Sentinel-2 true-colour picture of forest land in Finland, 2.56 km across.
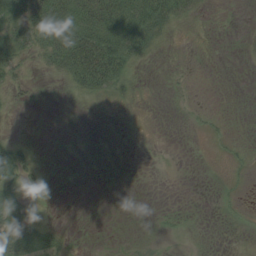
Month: August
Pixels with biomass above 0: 28%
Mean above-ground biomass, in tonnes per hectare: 11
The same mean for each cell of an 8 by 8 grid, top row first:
31 47 45 57 41 24 3 0
27 31 58 51 25 1 0 1
18 4 35 42 2 1 0 0
3 0 0 0 0 0 2 0
15 0 0 0 0 0 1 2
24 11 0 0 0 0 0 2
37 4 0 0 0 2 0 3
43 23 2 0 0 1 0 0
